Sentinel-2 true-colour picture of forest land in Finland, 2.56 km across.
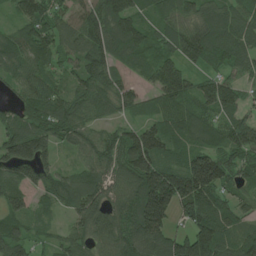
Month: June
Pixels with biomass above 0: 91%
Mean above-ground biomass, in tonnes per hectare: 109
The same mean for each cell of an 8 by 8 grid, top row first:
55 109 97 147 68 92 99 94
101 97 99 130 99 113 136 104
64 72 83 83 57 160 77 72
67 116 101 69 56 103 90 92
159 95 96 98 192 81 83 139
105 86 86 104 206 218 256 84
88 42 143 106 223 148 143 74
106 35 81 131 160 123 184 87
